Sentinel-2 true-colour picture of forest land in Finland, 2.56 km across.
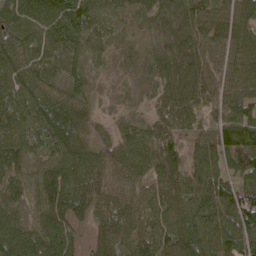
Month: May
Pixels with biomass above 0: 97%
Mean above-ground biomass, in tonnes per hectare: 70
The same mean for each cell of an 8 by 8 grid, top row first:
62 81 81 47 40 62 81 82
56 52 51 29 27 51 82 68
60 45 38 10 22 82 80 71
67 73 74 14 39 92 68 78
73 55 76 60 87 55 67 97
70 76 84 97 72 86 102 48
70 84 91 121 85 72 105 108
105 86 28 94 87 84 114 93
